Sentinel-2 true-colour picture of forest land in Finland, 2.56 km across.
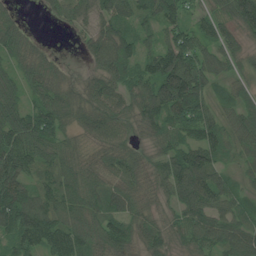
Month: July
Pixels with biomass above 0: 91%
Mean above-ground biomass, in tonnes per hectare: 85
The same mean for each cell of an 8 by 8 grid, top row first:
34 22 55 105 68 69 60 127
90 21 19 118 60 120 74 52
75 97 38 93 96 180 99 45
117 122 74 84 109 132 92 70
150 118 52 82 49 83 115 67
129 69 91 76 64 113 108 39
158 93 97 73 56 65 97 60
93 130 108 99 72 57 85 95
